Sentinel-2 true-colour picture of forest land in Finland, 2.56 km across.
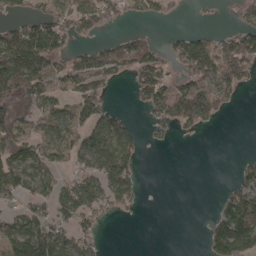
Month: April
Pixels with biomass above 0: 51%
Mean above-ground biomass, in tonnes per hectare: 57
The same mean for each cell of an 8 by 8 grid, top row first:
41 80 80 47 33 15 4 24
128 123 34 58 70 58 107 108
104 79 77 34 85 43 95 69
54 65 75 50 25 100 97 2
97 72 72 100 21 4 0 0
90 64 62 110 14 0 0 36
41 60 96 36 5 0 5 117
114 136 65 0 0 0 53 145
